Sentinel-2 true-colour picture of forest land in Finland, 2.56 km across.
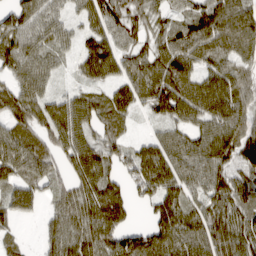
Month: March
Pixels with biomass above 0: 88%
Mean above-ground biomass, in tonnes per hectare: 69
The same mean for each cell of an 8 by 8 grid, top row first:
71 62 43 79 50 45 95 107
85 64 49 73 51 85 88 87
64 48 34 56 74 96 53 64
70 69 82 72 29 68 75 71
85 61 84 57 40 78 76 80
67 65 72 57 86 83 87 66
71 29 82 96 23 88 69 73
28 46 77 82 89 99 92 91
